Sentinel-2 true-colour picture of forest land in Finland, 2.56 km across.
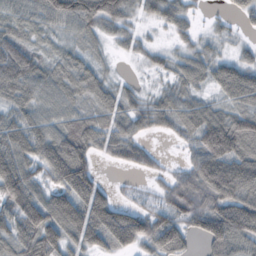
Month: October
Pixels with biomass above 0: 82%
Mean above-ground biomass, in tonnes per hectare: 61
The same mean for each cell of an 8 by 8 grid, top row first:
53 75 103 81 31 52 8 28
82 23 30 16 23 22 23 15
113 68 69 32 7 41 46 83
59 57 55 71 55 65 47 59
88 87 92 55 30 13 98 57
123 56 105 5 17 34 116 110
97 104 94 84 39 68 73 58
80 94 63 76 72 76 65 67
